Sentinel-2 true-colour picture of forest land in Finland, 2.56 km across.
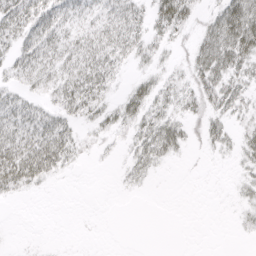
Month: April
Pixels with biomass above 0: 57%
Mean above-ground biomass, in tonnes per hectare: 20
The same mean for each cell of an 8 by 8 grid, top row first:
42 40 24 31 24 50 14 58
30 35 33 39 25 12 38 53
20 28 44 23 18 15 38 28
32 24 30 22 31 21 25 19
43 48 18 7 31 29 17 21
54 26 1 2 13 0 1 9
1 0 0 0 0 0 0 9
0 1 1 0 0 0 0 2
